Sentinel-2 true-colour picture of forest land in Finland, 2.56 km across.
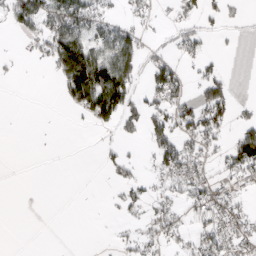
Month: March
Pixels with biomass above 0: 38%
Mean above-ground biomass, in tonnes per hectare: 35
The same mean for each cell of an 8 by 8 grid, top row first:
63 85 86 28 24 20 27 11
3 61 114 89 36 26 17 3
4 5 142 145 30 60 49 0
0 0 35 97 55 58 85 15
0 1 0 13 23 71 41 78
0 0 0 16 21 67 39 44
0 0 0 7 28 30 68 39
0 0 0 7 31 32 50 45
